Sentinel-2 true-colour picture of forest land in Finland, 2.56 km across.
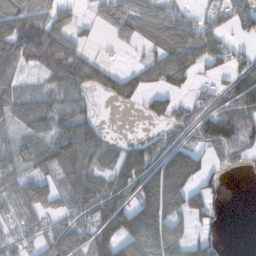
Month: November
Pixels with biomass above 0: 68%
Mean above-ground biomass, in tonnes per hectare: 63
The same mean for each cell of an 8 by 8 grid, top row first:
95 69 24 71 84 70 44 59
84 80 40 6 36 134 60 18
28 37 75 58 56 60 17 73
56 56 43 3 20 44 89 92
53 74 115 30 31 72 71 61
87 64 89 50 105 149 48 10
58 62 68 92 121 71 65 0
61 79 94 104 132 67 46 0
